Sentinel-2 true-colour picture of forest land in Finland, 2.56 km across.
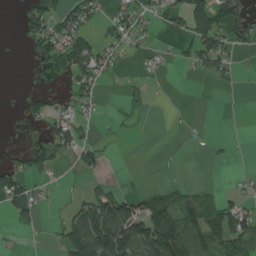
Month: August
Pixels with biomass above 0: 36%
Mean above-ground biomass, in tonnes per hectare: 34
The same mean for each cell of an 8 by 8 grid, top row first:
17 73 71 31 33 33 86 18
3 67 66 36 14 11 78 10
0 18 58 9 5 0 18 6
2 41 21 3 7 0 0 0
1 30 54 2 0 0 3 0
59 24 15 8 1 0 0 4
46 8 59 114 75 72 54 43
1 5 115 147 125 122 90 73
